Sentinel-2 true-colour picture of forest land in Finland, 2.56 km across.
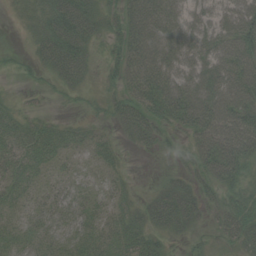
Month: August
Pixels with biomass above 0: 82%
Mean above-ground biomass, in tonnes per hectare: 45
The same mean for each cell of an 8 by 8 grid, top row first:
14 48 70 29 108 75 57 82
6 58 65 28 103 90 76 94
7 20 38 25 91 83 82 95
17 7 8 28 54 73 102 91
32 41 24 18 31 15 81 91
35 18 18 17 1 23 48 49
23 27 30 27 36 70 27 41
28 25 30 33 41 17 12 41
